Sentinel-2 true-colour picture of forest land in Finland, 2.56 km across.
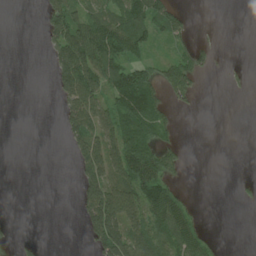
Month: June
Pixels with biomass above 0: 41%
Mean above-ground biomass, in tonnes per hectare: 46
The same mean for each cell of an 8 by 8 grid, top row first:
0 70 83 74 97 72 0 0
0 36 142 121 58 32 21 0
0 10 168 97 101 81 4 7
0 0 94 87 132 19 0 0
0 0 67 95 97 25 0 0
0 0 33 90 146 39 0 4
0 0 42 137 105 81 1 4
15 1 7 130 88 102 35 0
